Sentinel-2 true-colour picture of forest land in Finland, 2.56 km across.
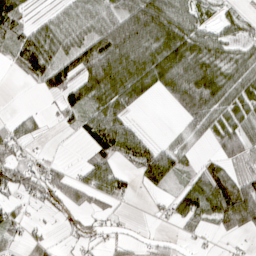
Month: April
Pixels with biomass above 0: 64%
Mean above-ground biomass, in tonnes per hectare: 51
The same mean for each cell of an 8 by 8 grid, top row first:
55 26 70 69 124 77 26 22
49 84 83 109 89 91 64 33
6 76 72 105 75 91 105 57
8 10 56 71 7 27 74 55
60 6 11 86 53 23 20 69
80 61 33 68 47 36 63 43
27 28 41 22 3 56 88 126
31 18 22 21 11 14 9 16
